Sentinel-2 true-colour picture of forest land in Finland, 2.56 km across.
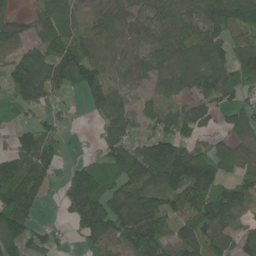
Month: June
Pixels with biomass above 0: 79%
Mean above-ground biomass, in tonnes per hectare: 95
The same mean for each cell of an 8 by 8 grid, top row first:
47 72 33 80 66 100 130 150
81 102 88 73 61 123 129 75
103 140 111 63 41 89 112 111
23 45 10 86 49 62 71 80
61 80 6 91 73 131 69 72
159 88 149 91 124 175 170 73
172 12 181 131 162 95 165 90
127 62 51 122 196 112 125 66
